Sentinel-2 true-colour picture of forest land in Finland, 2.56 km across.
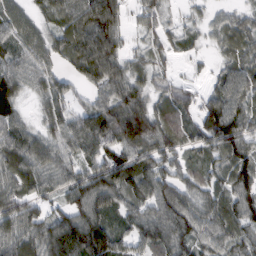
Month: February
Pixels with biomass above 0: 89%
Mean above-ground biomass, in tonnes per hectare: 63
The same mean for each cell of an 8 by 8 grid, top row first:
55 40 88 70 43 15 25 35
56 61 97 71 33 34 20 57
61 57 45 83 52 29 24 89
47 50 45 62 71 64 56 84
72 61 75 74 76 51 54 85
73 64 66 92 92 61 58 79
79 43 81 69 68 77 64 76
73 90 115 87 70 76 57 60
